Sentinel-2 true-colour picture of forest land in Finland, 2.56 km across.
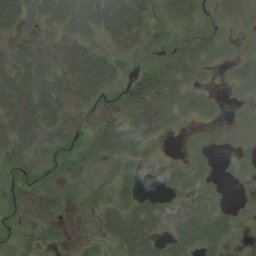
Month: August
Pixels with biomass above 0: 63%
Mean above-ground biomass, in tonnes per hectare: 22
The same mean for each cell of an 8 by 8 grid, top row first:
39 31 44 53 36 25 9 8
17 16 41 27 30 19 19 3
45 37 62 37 42 20 2 8
72 52 36 40 47 10 6 1
33 17 19 21 19 0 2 1
21 13 9 7 6 12 5 3
31 44 1 18 23 9 16 3
13 23 5 18 40 22 20 3
